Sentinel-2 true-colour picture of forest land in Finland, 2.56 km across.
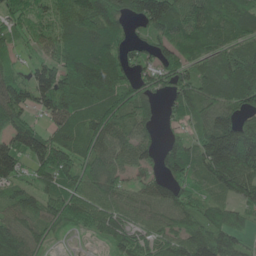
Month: June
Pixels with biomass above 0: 87%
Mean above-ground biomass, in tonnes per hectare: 89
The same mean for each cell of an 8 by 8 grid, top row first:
57 62 120 121 134 113 102 84
54 51 113 82 50 79 67 80
78 117 143 123 72 87 104 137
97 74 94 105 64 51 88 94
94 123 89 91 71 62 148 202
78 83 84 82 54 86 96 153
80 78 78 68 80 111 74 72
113 46 10 64 60 80 131 65
